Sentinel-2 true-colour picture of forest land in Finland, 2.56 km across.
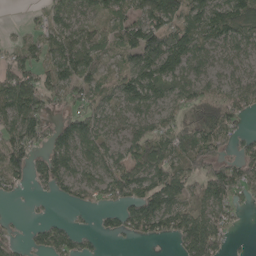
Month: May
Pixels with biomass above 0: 73%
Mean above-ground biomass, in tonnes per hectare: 73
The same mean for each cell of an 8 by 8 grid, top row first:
0 44 62 77 92 124 120 120
38 66 96 46 159 121 73 73
86 65 104 36 117 94 62 56
107 63 69 52 77 56 107 57
93 56 108 60 87 95 102 52
69 75 75 118 99 111 102 93
1 4 29 43 123 100 71 28
18 74 37 16 42 64 127 4
